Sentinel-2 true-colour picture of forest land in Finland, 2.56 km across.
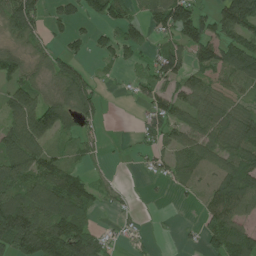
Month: July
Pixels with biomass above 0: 68%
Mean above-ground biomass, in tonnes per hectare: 68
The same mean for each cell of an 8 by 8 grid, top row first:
116 47 48 72 56 143 60 174
33 33 31 61 46 65 100 103
64 43 98 9 40 73 56 66
93 126 83 1 37 72 77 57
92 69 38 2 31 68 81 91
122 105 59 13 12 46 35 97
139 127 118 18 3 3 68 91
140 140 120 23 13 7 68 129
